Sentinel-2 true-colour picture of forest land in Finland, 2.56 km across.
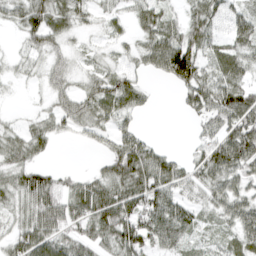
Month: April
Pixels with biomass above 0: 77%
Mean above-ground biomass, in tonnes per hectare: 53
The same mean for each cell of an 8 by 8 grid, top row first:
51 87 41 28 53 27 75 54
11 51 13 17 45 106 55 56
15 38 28 58 20 74 62 59
6 32 64 60 20 8 74 103
55 38 11 40 52 2 59 114
60 55 29 63 100 65 59 59
41 90 80 108 90 69 32 61
50 76 55 71 78 57 19 57
